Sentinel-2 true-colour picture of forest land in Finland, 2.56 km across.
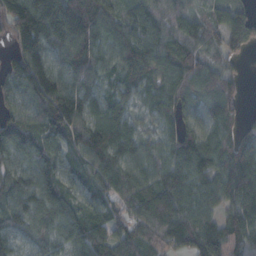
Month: October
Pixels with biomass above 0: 93%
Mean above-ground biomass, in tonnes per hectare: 99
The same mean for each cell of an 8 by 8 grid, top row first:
153 175 165 91 82 88 55 84
85 125 150 89 120 82 66 67
110 146 91 52 103 103 90 34
83 141 127 88 49 106 108 52
103 77 114 134 68 115 90 92
92 93 77 123 84 113 105 154
94 121 81 67 110 128 84 117
67 76 91 101 94 105 139 95
